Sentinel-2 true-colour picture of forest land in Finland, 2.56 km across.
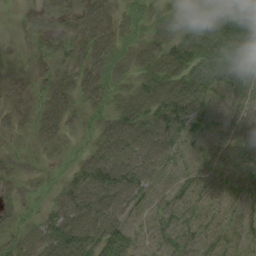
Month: August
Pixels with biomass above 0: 83%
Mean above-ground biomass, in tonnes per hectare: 51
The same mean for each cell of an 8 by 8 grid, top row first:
4 20 48 69 35 24 64 89
2 22 42 67 55 69 70 91
45 39 68 49 51 80 83 83
59 60 31 48 82 103 49 52
4 36 8 89 98 65 35 56
19 8 51 89 76 38 30 60
23 24 87 90 25 52 34 40
35 59 76 73 17 46 46 36
